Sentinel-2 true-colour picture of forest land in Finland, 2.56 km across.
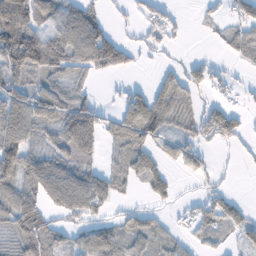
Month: February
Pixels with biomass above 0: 62%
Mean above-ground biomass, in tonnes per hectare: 53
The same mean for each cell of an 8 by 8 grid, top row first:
133 73 89 16 39 21 15 39
104 87 88 26 25 10 4 51
73 52 37 6 7 82 41 8
89 73 90 24 115 78 50 25
99 46 101 44 54 47 33 25
108 116 79 63 59 18 24 4
106 61 86 26 28 18 50 32
63 83 48 74 47 25 32 26
